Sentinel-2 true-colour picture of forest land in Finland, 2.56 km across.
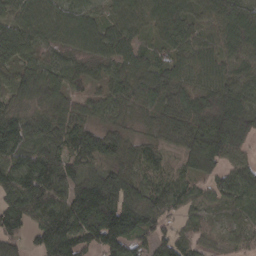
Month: March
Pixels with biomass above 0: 93%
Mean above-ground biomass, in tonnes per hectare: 92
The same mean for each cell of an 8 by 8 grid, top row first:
85 92 86 55 74 102 87 140
125 56 70 88 54 71 71 90
85 102 65 70 87 83 75 78
80 73 69 70 52 97 137 115
157 97 109 88 50 64 161 98
142 144 77 104 56 40 67 107
122 126 166 198 126 44 41 65
66 142 129 183 68 76 36 41
